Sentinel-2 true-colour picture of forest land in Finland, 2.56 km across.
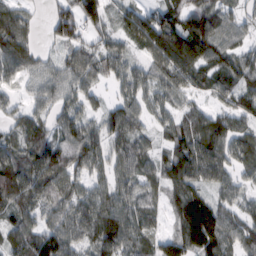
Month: February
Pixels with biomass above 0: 88%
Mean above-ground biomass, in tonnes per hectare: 70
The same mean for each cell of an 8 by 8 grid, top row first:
77 36 91 42 69 85 99 42
92 23 54 57 63 121 111 50
48 57 67 48 60 76 63 79
41 45 59 64 53 48 54 65
50 80 86 66 40 71 101 69
74 95 57 64 50 86 75 44
71 54 77 90 58 70 127 48
79 88 68 106 56 83 162 64
